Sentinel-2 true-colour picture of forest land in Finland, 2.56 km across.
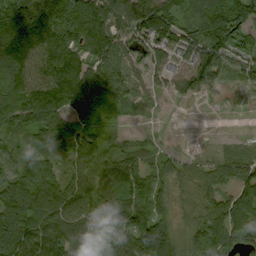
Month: September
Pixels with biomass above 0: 84%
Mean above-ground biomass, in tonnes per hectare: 91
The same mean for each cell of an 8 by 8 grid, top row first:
173 205 152 134 158 104 151 140
174 151 110 110 104 111 156 78
125 151 84 50 57 89 136 40
135 146 47 51 12 0 1 3
53 81 45 62 31 5 1 13
93 63 79 59 70 60 60 80
65 119 102 113 113 56 69 90
82 150 112 123 149 86 99 79
